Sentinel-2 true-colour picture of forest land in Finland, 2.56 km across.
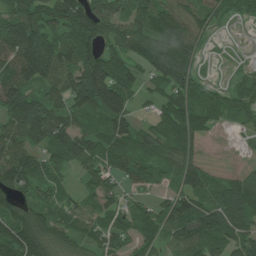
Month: July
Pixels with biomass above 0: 87%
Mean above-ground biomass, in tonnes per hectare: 78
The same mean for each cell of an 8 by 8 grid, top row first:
101 85 115 89 80 107 65 32
119 110 94 54 76 127 18 3
119 81 118 130 50 113 23 30
139 109 80 132 10 79 66 50
93 82 109 91 70 86 17 9
99 64 41 62 72 77 65 46
83 67 53 57 49 93 92 107
132 114 66 64 67 79 108 82
